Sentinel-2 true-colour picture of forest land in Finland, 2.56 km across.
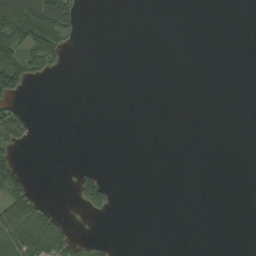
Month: September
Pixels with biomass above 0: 15%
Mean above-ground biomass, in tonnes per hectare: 22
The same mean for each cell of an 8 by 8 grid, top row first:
182 206 30 0 0 0 0 0
107 122 3 0 0 0 0 0
106 11 0 0 0 0 0 0
61 0 0 0 0 0 0 0
42 0 0 0 0 0 0 0
65 0 44 3 0 0 0 0
100 28 30 33 0 0 0 0
97 99 17 4 0 0 0 0
